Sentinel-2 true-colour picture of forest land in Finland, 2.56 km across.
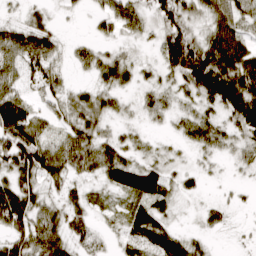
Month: March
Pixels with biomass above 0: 75%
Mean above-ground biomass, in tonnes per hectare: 40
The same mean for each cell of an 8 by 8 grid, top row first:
9 22 6 46 30 59 40 43
58 52 17 17 7 99 71 70
36 41 7 42 15 39 122 91
95 26 48 27 17 21 29 89
87 49 63 38 14 12 36 30
64 47 29 50 61 21 9 7
103 39 32 15 45 17 18 8
49 74 26 11 59 42 13 4
